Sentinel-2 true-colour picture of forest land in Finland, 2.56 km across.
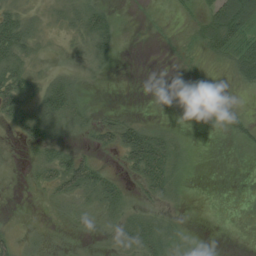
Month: August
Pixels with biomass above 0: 49%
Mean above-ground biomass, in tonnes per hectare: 18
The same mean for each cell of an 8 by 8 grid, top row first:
38 15 31 14 0 6 34 83
51 6 19 19 0 7 34 42
41 22 14 1 0 1 9 21
36 49 25 10 0 0 4 13
7 33 8 30 65 23 0 11
2 31 51 16 40 23 0 0
0 5 20 30 16 8 0 0
17 11 3 17 44 20 0 0
